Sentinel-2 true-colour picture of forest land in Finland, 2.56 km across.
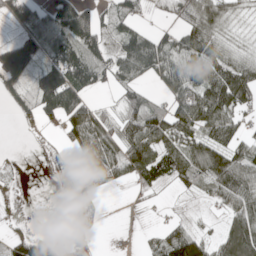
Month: May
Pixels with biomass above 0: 66%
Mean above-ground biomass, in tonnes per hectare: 64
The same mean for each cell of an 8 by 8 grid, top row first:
64 85 119 46 24 46 109 26
133 89 107 44 115 60 81 34
72 108 115 41 45 74 87 110
24 83 112 22 92 86 111 67
1 10 74 78 127 80 103 58
17 13 118 50 74 76 102 114
8 0 60 0 5 5 11 78
50 55 25 3 13 79 41 114
